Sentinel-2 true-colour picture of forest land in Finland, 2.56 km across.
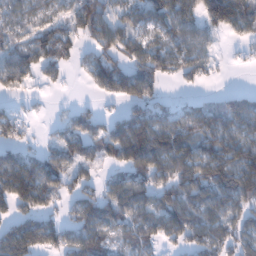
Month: January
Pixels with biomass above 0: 74%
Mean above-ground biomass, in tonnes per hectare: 84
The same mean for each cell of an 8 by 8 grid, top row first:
67 70 106 78 88 128 115 114
74 112 53 92 85 89 48 16
75 36 16 122 113 44 27 0
30 7 42 26 84 62 88 108
59 34 97 110 174 141 99 107
163 125 59 32 101 119 127 139
77 63 76 90 97 125 106 85
174 105 79 63 72 65 106 87
